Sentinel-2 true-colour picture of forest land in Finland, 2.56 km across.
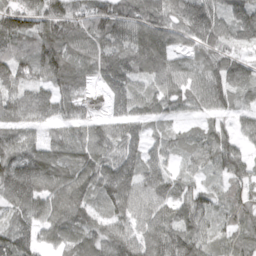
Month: April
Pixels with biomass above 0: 92%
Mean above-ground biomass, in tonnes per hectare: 94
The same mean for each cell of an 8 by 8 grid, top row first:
110 106 94 140 133 118 155 119
74 112 100 104 132 73 113 71
84 92 97 97 68 94 108 82
88 89 57 52 81 53 67 46
97 92 99 103 77 55 87 60
132 134 112 137 99 54 46 72
75 115 123 88 105 90 67 66
115 64 113 123 128 148 72 56
